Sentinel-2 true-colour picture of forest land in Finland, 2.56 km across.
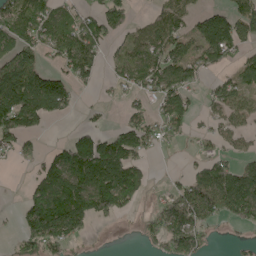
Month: May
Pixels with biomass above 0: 59%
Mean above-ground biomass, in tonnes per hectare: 81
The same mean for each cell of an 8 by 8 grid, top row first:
121 103 74 103 20 79 95 90
115 78 136 37 96 81 128 64
130 98 63 38 91 92 34 59
99 86 17 4 58 125 31 67
47 14 123 125 85 27 27 31
2 96 203 240 73 12 121 145
12 156 162 120 23 150 152 162
31 113 43 1 31 121 35 14
